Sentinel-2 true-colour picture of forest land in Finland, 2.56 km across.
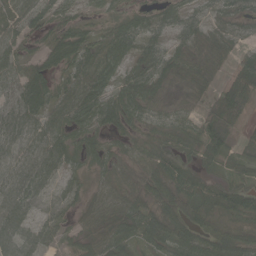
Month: May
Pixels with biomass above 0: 87%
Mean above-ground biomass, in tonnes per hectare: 47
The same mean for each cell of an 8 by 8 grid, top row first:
43 42 30 31 35 39 27 22
46 50 80 77 40 34 65 19
55 61 67 45 57 42 47 69
39 62 68 59 39 27 27 56
35 47 44 27 23 39 58 28
39 42 25 36 49 69 36 33
50 16 29 58 52 69 66 94
47 33 51 72 55 71 57 69
